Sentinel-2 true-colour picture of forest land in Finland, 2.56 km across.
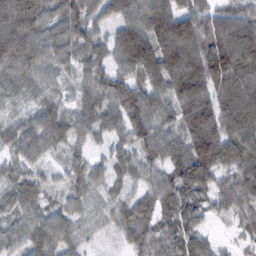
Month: February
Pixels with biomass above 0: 95%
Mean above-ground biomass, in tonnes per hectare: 82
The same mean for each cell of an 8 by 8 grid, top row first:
112 74 97 69 108 146 84 51
125 89 81 75 118 183 137 65
59 49 51 92 92 158 147 84
35 74 72 76 114 82 149 97
62 81 53 48 70 68 195 117
57 32 58 56 59 94 129 123
56 51 43 39 62 82 58 82
66 86 40 12 73 71 43 28
